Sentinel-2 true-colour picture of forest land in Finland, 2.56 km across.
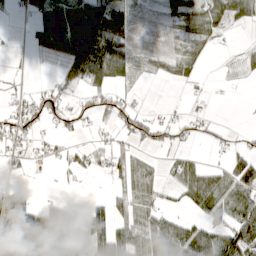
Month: April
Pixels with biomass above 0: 53%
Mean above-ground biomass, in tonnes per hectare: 37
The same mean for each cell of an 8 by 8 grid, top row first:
11 59 87 82 6 34 53 39
3 32 80 72 6 17 17 6
7 9 48 46 5 20 4 5
39 50 32 30 22 10 11 1
28 24 15 27 25 22 10 12
8 7 17 31 45 28 44 68
103 52 21 46 32 15 58 82
95 83 36 57 65 83 71 92
